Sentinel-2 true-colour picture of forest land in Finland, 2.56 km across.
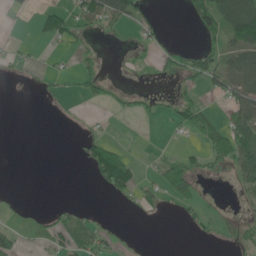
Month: June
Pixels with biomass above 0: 35%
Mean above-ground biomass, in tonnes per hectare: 21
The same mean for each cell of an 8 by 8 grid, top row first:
5 25 32 70 32 0 59 123
5 3 12 4 15 17 30 60
4 9 21 10 4 14 37 71
0 4 4 6 14 34 27 54
0 0 14 22 6 3 39 60
0 0 0 68 9 58 17 37
12 6 14 1 12 11 11 6
25 18 31 20 1 0 7 18
